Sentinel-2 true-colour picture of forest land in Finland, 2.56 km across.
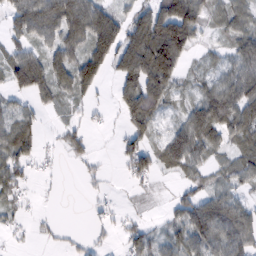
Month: February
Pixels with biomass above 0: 69%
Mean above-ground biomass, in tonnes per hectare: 53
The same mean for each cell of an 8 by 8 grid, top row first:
61 93 113 66 67 153 52 51
40 49 63 101 130 134 17 60
65 75 88 31 110 59 32 84
41 21 18 17 105 20 101 99
77 7 33 8 56 73 71 49
64 13 9 5 55 25 40 56
31 3 0 18 6 37 83 58
10 10 12 11 45 42 76 76
